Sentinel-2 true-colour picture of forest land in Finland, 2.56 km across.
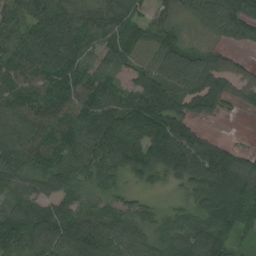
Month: August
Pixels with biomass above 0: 92%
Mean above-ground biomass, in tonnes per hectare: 94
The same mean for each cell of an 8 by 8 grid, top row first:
99 156 102 100 49 71 128 151
121 155 99 81 53 101 46 40
129 114 104 65 84 134 125 52
116 102 86 86 120 90 78 18
109 107 79 126 111 182 79 15
87 96 67 66 64 76 135 142
86 81 84 59 57 43 105 112
91 103 137 115 94 92 136 50
